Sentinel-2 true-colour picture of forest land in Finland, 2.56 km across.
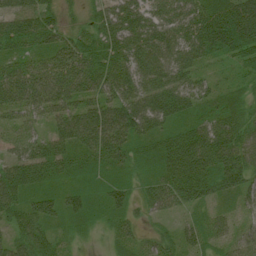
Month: July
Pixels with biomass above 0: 95%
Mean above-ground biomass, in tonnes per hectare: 59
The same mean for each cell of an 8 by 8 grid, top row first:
76 54 22 76 68 55 92 127
56 60 64 73 75 67 87 79
84 85 88 89 62 60 30 25
53 52 70 77 84 66 33 41
40 55 64 89 39 79 94 76
77 54 30 27 25 87 74 83
58 59 45 45 28 51 37 36
53 50 14 22 25 34 42 45
